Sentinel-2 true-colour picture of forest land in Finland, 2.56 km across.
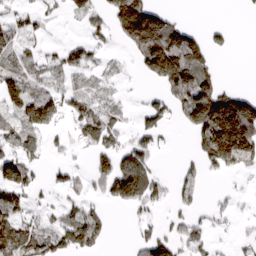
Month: March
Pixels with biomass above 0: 51%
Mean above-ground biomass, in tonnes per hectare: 78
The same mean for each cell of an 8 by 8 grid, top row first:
55 30 42 117 213 33 0 3
97 29 68 33 182 200 95 1
106 60 39 32 32 162 96 3
92 143 95 52 64 64 250 229
72 37 56 82 70 6 153 260
131 30 37 142 121 37 33 36
106 34 77 26 61 44 27 17
137 104 117 14 70 94 54 22
